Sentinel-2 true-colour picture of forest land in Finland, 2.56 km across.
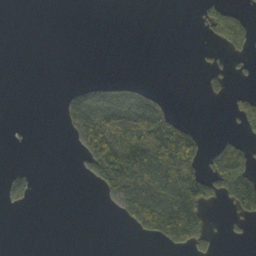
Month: October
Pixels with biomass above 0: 26%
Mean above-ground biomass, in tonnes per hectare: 47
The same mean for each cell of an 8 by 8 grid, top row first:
0 0 0 0 0 0 52 43
0 0 0 0 0 0 7 47
0 0 11 25 7 0 26 8
0 0 106 119 121 27 0 58
1 0 52 166 225 211 18 35
16 0 6 198 223 249 105 134
9 0 0 14 184 221 58 75
0 0 0 0 14 87 34 7
